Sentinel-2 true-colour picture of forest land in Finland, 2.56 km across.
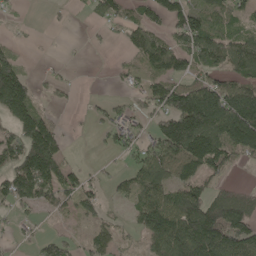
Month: May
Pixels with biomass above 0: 60%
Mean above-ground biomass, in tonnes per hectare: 82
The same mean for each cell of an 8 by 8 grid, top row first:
11 7 7 63 70 105 100 48
21 1 2 9 116 93 124 109
157 19 2 11 64 78 75 89
148 31 6 42 50 173 241 238
103 146 1 36 50 169 184 166
131 151 49 25 118 103 85 6
56 45 67 13 123 150 135 140
18 40 28 27 58 170 195 149
